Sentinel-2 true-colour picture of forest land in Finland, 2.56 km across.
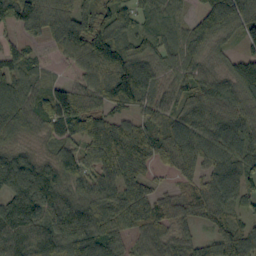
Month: September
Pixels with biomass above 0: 89%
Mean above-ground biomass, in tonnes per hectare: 81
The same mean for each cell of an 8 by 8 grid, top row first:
88 104 115 66 37 42 101 119
43 29 95 46 56 67 74 34
77 38 54 121 107 70 79 134
90 94 146 55 62 76 76 54
54 41 92 117 94 112 93 64
160 112 97 93 63 41 67 87
128 99 86 87 83 63 87 53
107 96 111 78 62 64 48 86
